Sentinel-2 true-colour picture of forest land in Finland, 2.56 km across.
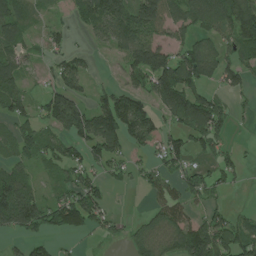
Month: July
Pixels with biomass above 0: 64%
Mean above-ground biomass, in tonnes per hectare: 83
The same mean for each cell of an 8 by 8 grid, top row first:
110 26 70 154 144 91 112 161
90 48 15 54 154 82 81 94
101 35 71 11 104 198 79 74
88 97 127 143 101 131 164 16
82 70 79 103 70 74 87 11
104 35 67 43 48 62 60 32
214 112 160 31 13 83 54 9
33 52 17 26 78 110 147 109
